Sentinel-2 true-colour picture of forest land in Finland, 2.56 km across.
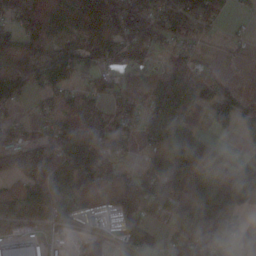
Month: November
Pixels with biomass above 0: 75%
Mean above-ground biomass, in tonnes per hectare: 89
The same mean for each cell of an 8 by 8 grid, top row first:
91 113 188 192 158 133 71 10
98 70 104 88 106 49 7 15
78 117 35 46 26 134 78 29
28 68 132 72 75 110 60 106
68 111 127 90 40 126 73 6
94 149 183 53 107 210 210 208
89 72 23 28 108 123 114 118
132 29 10 17 35 61 113 65
